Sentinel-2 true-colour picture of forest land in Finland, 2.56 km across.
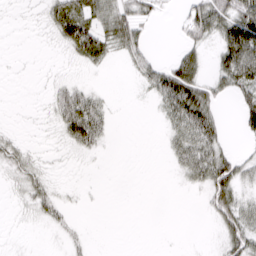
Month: March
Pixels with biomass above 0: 44%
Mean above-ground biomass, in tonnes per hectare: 23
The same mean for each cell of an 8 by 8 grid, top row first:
1 22 63 50 26 9 64 71
0 2 61 25 22 13 16 127
0 4 9 0 21 83 27 72
0 9 87 14 0 62 51 34
12 2 39 5 0 27 53 5
13 13 1 0 0 7 52 40
4 27 2 0 0 0 16 42
1 2 9 0 0 0 2 44
